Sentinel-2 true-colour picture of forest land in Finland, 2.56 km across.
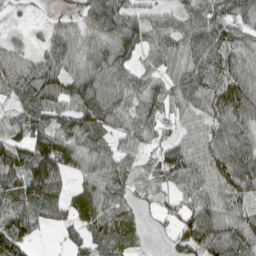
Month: April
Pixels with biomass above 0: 89%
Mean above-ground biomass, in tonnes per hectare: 76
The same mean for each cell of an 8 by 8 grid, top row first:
12 12 43 113 55 58 85 81
48 55 63 85 43 76 112 88
81 104 89 99 55 81 108 109
53 90 102 104 83 56 81 118
88 113 99 66 56 66 88 109
96 138 59 93 48 65 82 111
100 95 64 93 30 35 81 65
118 6 39 91 19 44 86 75
